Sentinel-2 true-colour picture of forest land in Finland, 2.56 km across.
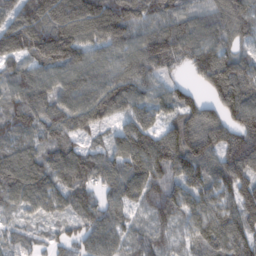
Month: February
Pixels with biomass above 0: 95%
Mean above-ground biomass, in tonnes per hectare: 105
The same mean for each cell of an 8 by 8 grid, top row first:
112 138 142 150 94 91 104 107
109 95 126 98 120 105 125 79
91 94 108 103 102 40 114 137
100 97 126 99 95 99 88 135
87 84 63 82 153 163 139 120
120 109 118 103 155 127 117 125
58 72 98 90 82 110 124 122
76 50 78 91 83 56 133 136
